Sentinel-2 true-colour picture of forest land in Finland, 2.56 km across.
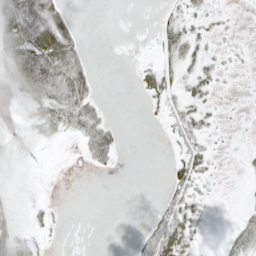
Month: May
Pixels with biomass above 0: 37%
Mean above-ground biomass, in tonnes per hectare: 18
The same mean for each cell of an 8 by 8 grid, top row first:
70 71 3 0 1 15 17 2
66 81 33 0 1 27 13 5
37 75 58 0 18 16 22 2
2 40 50 4 4 18 15 2
10 7 14 37 0 13 14 3
2 0 0 3 0 25 16 3
11 9 0 0 0 36 10 6
39 7 1 0 18 57 4 27
